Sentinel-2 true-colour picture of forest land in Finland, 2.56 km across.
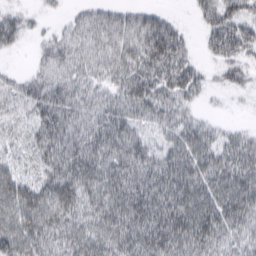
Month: March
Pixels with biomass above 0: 86%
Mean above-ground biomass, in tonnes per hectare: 41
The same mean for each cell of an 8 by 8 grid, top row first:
20 8 22 31 32 9 35 42
14 27 44 48 53 50 25 44
20 41 40 35 55 55 17 22
24 48 37 43 41 39 7 2
17 47 48 49 34 40 45 38
34 40 55 54 52 60 57 54
56 57 44 59 64 68 61 57
59 42 46 51 62 67 55 35
